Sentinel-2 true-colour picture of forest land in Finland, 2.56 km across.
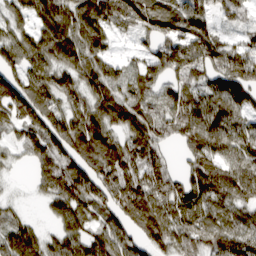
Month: March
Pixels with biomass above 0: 87%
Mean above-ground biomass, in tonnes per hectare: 96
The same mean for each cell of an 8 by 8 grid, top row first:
63 101 116 125 108 111 90 69
108 114 109 43 48 110 119 89
97 92 99 85 92 85 94 141
107 103 90 118 93 120 151 98
44 109 115 94 120 43 132 95
7 112 129 95 103 73 142 112
24 39 99 88 116 97 96 80
117 57 102 112 88 99 98 114
